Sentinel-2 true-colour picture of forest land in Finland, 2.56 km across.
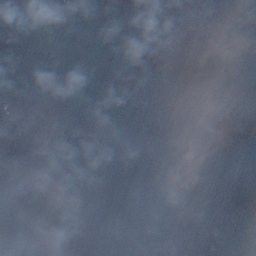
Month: December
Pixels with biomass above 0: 22%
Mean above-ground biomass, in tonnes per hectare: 22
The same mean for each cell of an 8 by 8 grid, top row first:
31 2 3 18 8 33 44 0
38 0 0 6 29 85 121 1
0 0 0 2 16 45 45 1
47 3 0 0 1 0 8 80
104 1 0 0 4 10 11 56
64 16 2 5 11 0 0 54
97 57 51 0 0 0 6 35
55 58 57 0 0 0 0 0
